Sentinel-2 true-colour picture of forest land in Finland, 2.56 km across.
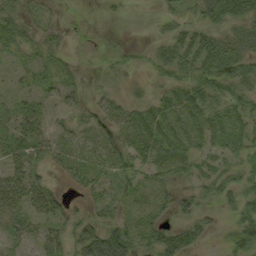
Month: September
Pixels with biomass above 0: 67%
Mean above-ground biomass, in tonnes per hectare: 28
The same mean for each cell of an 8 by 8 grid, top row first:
36 16 2 4 1 20 47 49
33 28 2 11 9 38 40 37
9 24 14 16 11 33 47 49
21 20 21 30 25 32 32 30
36 34 25 44 34 35 22 25
32 19 29 33 26 32 23 26
37 43 15 28 20 26 13 33
24 36 58 79 33 41 11 42
